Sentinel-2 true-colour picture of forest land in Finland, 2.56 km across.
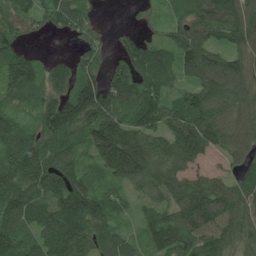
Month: July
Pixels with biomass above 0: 89%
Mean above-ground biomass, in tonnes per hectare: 99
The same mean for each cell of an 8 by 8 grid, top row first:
98 72 85 1 23 47 133 140
79 7 50 41 93 93 112 94
134 91 101 95 127 57 114 126
65 122 148 117 122 101 119 82
113 98 75 179 125 137 153 87
114 116 80 81 108 128 153 68
105 108 142 104 44 100 134 105
111 116 110 99 56 110 96 85
